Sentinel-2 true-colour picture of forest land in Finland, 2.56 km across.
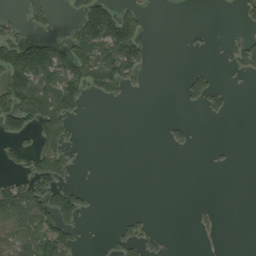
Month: August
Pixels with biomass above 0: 29%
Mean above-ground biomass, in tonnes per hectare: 44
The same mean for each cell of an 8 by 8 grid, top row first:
15 48 76 130 34 0 0 21
110 108 86 142 60 0 9 55
118 118 114 107 19 5 49 10
129 139 31 0 0 1 32 0
40 85 16 0 0 25 4 0
46 106 5 0 0 0 0 0
135 124 69 0 3 0 14 0
104 116 28 35 66 0 10 0
